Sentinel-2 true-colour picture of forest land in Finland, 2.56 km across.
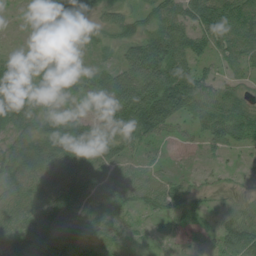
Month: July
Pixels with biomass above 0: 84%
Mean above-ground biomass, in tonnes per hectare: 58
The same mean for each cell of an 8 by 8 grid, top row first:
5 70 58 42 37 75 124 86
13 47 24 33 78 99 69 84
82 62 30 73 106 133 56 33
55 29 25 108 146 119 88 84
62 80 80 75 47 15 42 40
71 94 83 49 36 20 14 6
67 49 46 69 36 49 23 35
37 50 45 44 10 12 27 98
